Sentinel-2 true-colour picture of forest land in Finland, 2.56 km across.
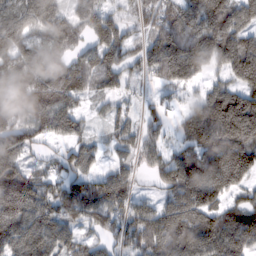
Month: February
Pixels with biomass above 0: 87%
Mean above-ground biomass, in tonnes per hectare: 119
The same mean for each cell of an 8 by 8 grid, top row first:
119 117 93 73 66 112 175 58
128 112 61 117 72 156 157 181
139 144 116 86 35 100 54 162
121 142 57 52 45 51 219 278
132 44 70 53 82 63 218 239
171 66 92 92 26 160 232 181
192 110 144 123 92 136 146 86
143 128 76 58 159 178 168 165
